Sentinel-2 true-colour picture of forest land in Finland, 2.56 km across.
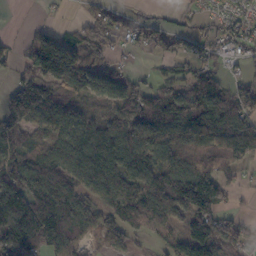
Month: October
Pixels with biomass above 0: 78%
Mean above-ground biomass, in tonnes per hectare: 89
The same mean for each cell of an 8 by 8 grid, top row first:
0 8 20 54 43 19 33 48
28 143 100 54 38 32 55 55
54 135 89 94 28 57 110 37
144 108 50 49 117 140 177 119
106 85 108 128 118 99 106 146
117 117 109 125 106 149 131 33
137 171 107 98 143 107 145 22
131 135 80 66 26 85 143 64
